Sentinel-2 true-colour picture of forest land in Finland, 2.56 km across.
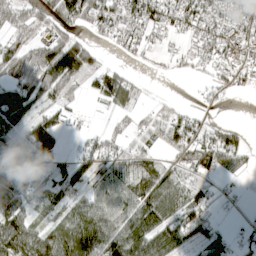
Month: April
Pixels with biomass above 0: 68%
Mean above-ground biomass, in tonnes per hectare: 53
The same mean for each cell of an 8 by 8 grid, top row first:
48 49 68 68 97 77 85 59
50 70 77 19 35 16 68 71
82 99 44 63 4 3 25 44
94 46 17 25 15 23 15 0
35 92 24 36 21 58 76 50
51 36 54 60 65 42 43 24
59 36 61 71 89 73 44 11
103 85 116 100 97 64 68 20
